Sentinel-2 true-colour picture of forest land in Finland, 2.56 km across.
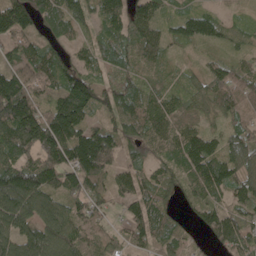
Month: May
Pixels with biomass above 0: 89%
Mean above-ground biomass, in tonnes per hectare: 84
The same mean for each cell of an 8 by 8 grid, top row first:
137 81 84 107 112 55 70 21
56 52 41 80 75 33 39 38
139 73 102 63 51 29 67 75
189 99 142 76 103 66 47 85
162 167 154 103 80 88 33 85
150 134 134 71 62 61 141 97
122 87 71 30 89 26 83 73
108 118 87 40 62 59 35 91
